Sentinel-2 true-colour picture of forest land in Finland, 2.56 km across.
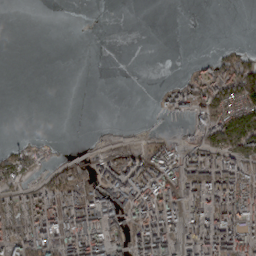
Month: March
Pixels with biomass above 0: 46%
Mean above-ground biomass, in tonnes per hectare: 51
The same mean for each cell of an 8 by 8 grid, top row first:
0 0 0 0 0 0 0 0
0 0 0 0 0 0 3 24
0 0 0 0 0 24 88 135
0 0 0 0 0 48 86 136
17 18 1 16 28 53 86 137
59 36 79 96 106 86 116 99
107 128 137 91 111 53 100 103
117 114 155 83 123 87 102 103
